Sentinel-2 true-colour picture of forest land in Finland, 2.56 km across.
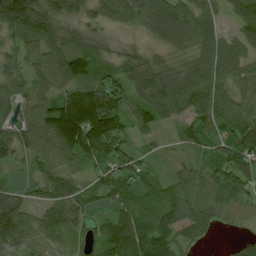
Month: July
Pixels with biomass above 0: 91%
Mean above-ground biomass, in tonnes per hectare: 79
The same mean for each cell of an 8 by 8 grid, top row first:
164 101 59 60 71 94 71 69
64 88 65 27 34 43 94 65
59 94 104 77 105 94 107 67
71 115 201 138 87 75 83 79
101 102 155 128 29 30 41 97
20 89 64 81 57 47 60 111
106 64 73 56 93 96 71 48
92 43 40 92 130 83 19 29
